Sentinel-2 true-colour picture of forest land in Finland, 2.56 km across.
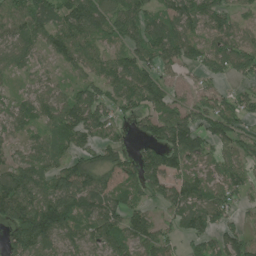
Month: July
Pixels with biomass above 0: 85%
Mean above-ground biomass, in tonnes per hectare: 85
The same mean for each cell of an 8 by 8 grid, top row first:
86 82 143 91 74 92 89 45
72 75 108 50 103 96 78 95
28 50 46 99 105 46 51 52
69 83 146 74 74 85 101 86
46 68 81 68 57 159 92 79
115 93 135 75 119 80 77 68
150 157 92 77 53 82 106 41
106 118 75 78 82 47 72 95
